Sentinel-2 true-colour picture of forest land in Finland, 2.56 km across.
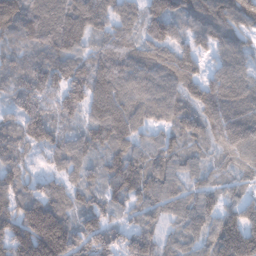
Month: January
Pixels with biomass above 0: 95%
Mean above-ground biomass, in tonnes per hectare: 109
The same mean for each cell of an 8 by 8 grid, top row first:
141 149 149 94 100 108 125 124
81 116 92 101 87 101 68 77
99 141 125 137 107 114 85 93
81 119 76 156 96 93 99 95
90 101 80 111 74 79 68 100
116 67 77 96 112 90 55 50
141 180 107 81 88 94 101 107
203 306 138 111 135 76 102 207
